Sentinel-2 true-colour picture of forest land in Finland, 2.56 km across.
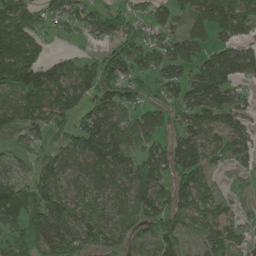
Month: May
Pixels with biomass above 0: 78%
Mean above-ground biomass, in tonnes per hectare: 99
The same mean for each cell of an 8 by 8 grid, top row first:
151 72 77 82 59 72 138 150
206 46 15 72 98 97 83 97
171 158 132 156 86 92 167 96
137 142 99 129 79 80 130 95
44 44 122 171 72 98 100 90
53 97 84 91 136 100 56 20
145 161 87 75 103 115 71 23
82 142 118 84 79 98 65 48
